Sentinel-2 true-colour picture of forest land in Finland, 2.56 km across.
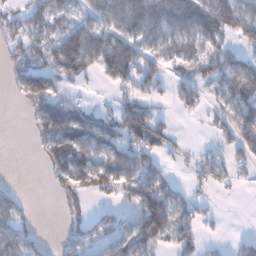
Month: January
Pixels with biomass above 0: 59%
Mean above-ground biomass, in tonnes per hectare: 64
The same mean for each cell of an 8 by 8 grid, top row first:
43 91 46 74 107 112 119 107
31 80 168 133 71 71 61 49
45 110 49 66 56 40 53 98
0 124 102 63 89 28 34 98
0 93 128 87 99 32 11 72
0 27 95 93 98 11 45 21
57 0 20 26 133 82 19 0
69 9 57 75 87 74 14 31
